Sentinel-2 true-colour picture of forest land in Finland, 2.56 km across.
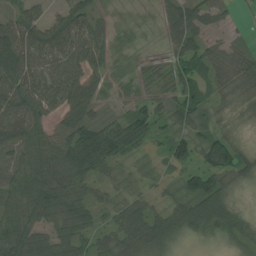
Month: July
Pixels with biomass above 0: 83%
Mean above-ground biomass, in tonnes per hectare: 54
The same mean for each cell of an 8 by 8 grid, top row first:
55 39 62 12 0 62 49 9
114 98 80 25 2 41 44 29
98 80 80 16 26 58 39 65
92 66 79 13 39 49 38 33
76 73 86 84 36 55 55 41
71 90 62 21 12 26 65 58
80 68 55 31 33 43 101 42
86 59 51 45 70 47 47 68
